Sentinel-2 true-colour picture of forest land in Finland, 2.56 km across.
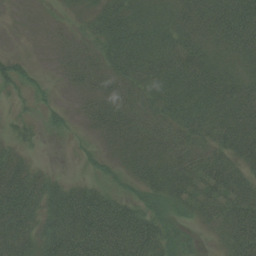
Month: August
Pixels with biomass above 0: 79%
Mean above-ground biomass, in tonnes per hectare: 47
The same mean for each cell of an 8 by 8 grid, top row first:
2 6 16 59 53 55 64 82
1 6 28 59 67 71 52 69
32 5 36 54 58 67 70 54
8 13 16 61 45 52 60 70
19 3 7 32 53 50 43 70
59 23 9 16 42 59 62 51
77 51 89 71 42 36 44 77
63 60 97 99 84 34 6 84
